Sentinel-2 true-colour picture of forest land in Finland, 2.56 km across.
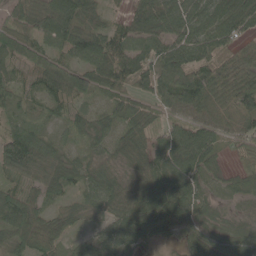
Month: May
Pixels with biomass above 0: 92%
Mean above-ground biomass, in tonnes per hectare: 68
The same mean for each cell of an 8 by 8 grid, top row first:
64 100 99 26 85 96 81 112
68 70 97 91 68 83 85 65
48 81 80 80 80 120 133 103
39 34 40 39 63 65 86 101
104 60 41 39 52 90 81 54
47 86 48 32 63 85 56 45
97 44 29 50 80 87 37 21
76 87 29 61 44 21 67 67
